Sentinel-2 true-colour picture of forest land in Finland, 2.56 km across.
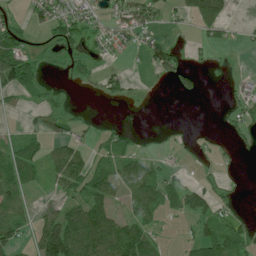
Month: July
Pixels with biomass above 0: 47%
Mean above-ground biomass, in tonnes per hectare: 35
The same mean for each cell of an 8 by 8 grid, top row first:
10 45 41 35 52 20 92 0
62 11 19 20 29 14 28 5
84 8 18 30 5 44 2 14
8 33 4 0 0 0 0 32
24 36 26 42 3 2 7 39
62 27 64 53 69 22 11 6
49 12 57 43 66 41 44 10
56 123 106 116 80 4 88 75
